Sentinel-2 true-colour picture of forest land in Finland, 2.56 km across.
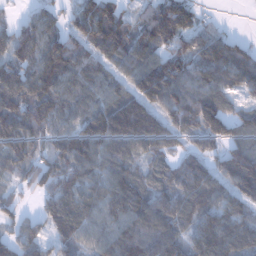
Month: January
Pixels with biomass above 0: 88%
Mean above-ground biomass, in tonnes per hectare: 100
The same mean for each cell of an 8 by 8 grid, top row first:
19 66 92 119 67 160 16 0
94 119 90 121 101 88 110 72
113 152 105 87 137 152 124 114
116 115 97 150 140 120 163 58
113 64 130 121 108 65 76 94
41 79 105 98 73 91 106 158
42 68 117 105 140 113 115 96
74 67 84 103 134 96 145 107
